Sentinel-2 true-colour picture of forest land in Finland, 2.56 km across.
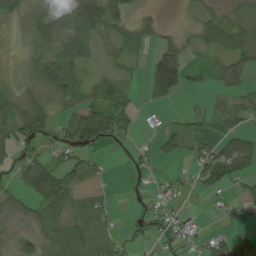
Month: July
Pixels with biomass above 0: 65%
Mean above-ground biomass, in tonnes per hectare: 39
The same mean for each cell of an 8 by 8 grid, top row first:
20 42 83 76 22 1 32 44
5 37 49 30 27 53 31 55
9 62 42 47 37 107 15 39
54 38 58 68 9 6 21 54
55 26 66 26 6 42 36 68
27 95 56 4 9 12 68 58
24 59 43 23 15 18 7 23
40 48 84 57 23 30 33 35
